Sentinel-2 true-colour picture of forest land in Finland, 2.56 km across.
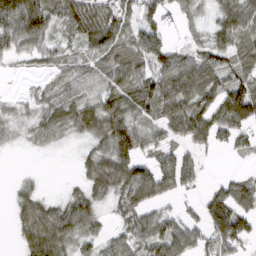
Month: March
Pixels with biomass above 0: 75%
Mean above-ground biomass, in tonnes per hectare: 63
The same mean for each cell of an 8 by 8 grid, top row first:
129 78 97 81 55 35 25 92
67 49 39 82 76 40 64 78
6 20 53 64 68 117 107 77
18 61 88 82 68 89 85 130
13 36 21 112 61 49 53 42
7 2 27 115 95 122 14 30
37 59 84 33 72 21 75 82
19 111 66 47 78 92 71 82
